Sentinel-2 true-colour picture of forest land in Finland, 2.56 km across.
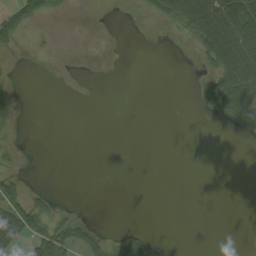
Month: September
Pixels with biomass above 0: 20%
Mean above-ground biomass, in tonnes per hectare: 14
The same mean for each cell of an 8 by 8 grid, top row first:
32 17 0 0 8 49 88 79
10 1 0 0 0 0 61 84
1 0 0 0 0 0 27 90
7 0 0 0 0 0 16 49
3 0 0 0 0 0 0 0
16 0 0 0 0 0 0 0
56 27 2 0 0 0 0 0
32 49 32 19 24 0 0 0
